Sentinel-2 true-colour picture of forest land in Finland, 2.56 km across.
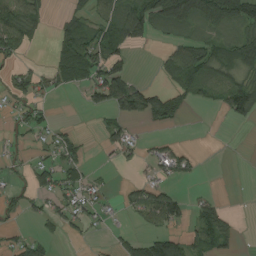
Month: August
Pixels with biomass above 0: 45%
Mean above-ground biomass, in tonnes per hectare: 37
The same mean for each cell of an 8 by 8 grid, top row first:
70 20 37 63 99 101 64 74
44 9 98 61 16 44 58 68
31 24 47 107 14 48 50 41
19 13 5 50 84 48 5 76
19 25 33 31 16 22 0 0
16 33 29 3 15 29 0 0
23 29 39 11 62 68 40 1
30 23 10 12 55 53 63 14
